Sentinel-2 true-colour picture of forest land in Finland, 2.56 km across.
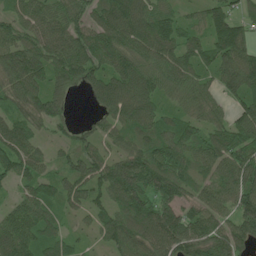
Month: June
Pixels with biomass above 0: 90%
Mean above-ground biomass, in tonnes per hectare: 88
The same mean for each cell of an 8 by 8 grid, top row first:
59 79 77 120 99 60 76 58
104 100 125 109 107 94 80 116
119 95 87 108 116 104 54 128
73 98 1 94 113 49 70 78
111 36 48 49 78 115 90 106
77 51 90 109 120 108 65 136
58 67 50 79 103 88 78 108
124 71 26 79 107 139 105 105
